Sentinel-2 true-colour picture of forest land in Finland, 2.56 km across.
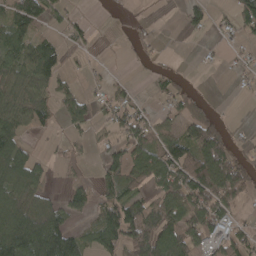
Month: April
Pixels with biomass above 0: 55%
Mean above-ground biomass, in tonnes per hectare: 55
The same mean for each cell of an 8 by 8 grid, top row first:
79 58 13 3 3 3 41 69
75 58 19 1 19 0 3 15
65 67 11 20 4 23 0 10
70 50 59 45 29 41 30 0
63 7 22 41 87 94 134 11
81 24 28 55 86 106 152 85
103 82 47 79 93 118 112 33
126 122 60 79 136 122 71 62
